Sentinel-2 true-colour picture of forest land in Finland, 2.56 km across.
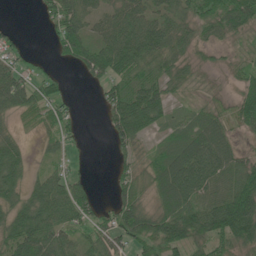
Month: June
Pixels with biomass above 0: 73%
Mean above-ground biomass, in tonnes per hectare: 57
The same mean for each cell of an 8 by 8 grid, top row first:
0 35 71 63 73 56 64 75
31 11 85 100 95 55 22 8
71 29 13 66 64 45 4 29
40 45 9 66 120 21 36 65
38 23 12 38 25 64 91 22
54 45 23 22 35 108 101 95
59 88 80 47 58 93 88 155
76 85 44 69 88 92 79 82
